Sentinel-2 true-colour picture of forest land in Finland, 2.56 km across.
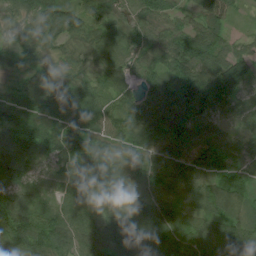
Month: July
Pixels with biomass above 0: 97%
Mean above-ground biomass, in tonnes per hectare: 74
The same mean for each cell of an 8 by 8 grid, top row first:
56 87 108 53 66 37 77 16
40 40 51 63 50 67 84 35
33 92 50 63 44 109 109 72
78 108 90 73 94 122 78 35
87 73 106 69 79 108 59 37
80 41 102 71 54 73 90 58
97 64 88 63 79 56 97 63
90 115 89 102 108 80 68 93
